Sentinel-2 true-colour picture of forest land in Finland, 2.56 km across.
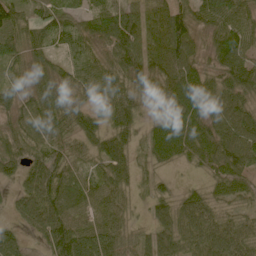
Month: June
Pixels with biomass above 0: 91%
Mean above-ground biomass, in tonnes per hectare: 67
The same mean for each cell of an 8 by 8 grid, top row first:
74 64 52 89 68 91 64 74
69 47 71 73 88 107 42 75
42 53 59 70 61 87 61 85
65 85 61 68 34 75 72 75
67 79 56 77 38 92 84 90
52 122 57 70 22 11 35 59
39 118 67 54 17 72 63 35
52 74 95 70 42 94 102 86
